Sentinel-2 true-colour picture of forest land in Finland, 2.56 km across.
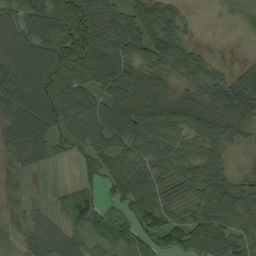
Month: September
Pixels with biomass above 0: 86%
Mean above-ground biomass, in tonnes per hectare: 64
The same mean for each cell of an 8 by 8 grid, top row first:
69 101 131 81 92 46 1 18
73 98 119 98 106 92 10 0
105 111 92 99 86 48 71 34
92 115 108 82 96 70 73 88
80 70 39 59 77 54 60 24
23 10 19 53 68 64 76 29
12 18 65 30 72 48 65 76
21 57 28 30 45 64 103 64
